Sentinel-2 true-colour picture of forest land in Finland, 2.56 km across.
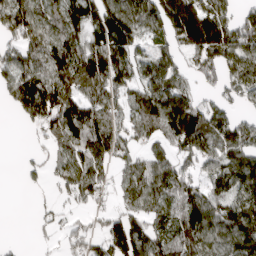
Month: April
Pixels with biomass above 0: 76%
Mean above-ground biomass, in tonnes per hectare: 98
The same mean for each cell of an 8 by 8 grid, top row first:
173 92 126 168 130 179 166 83
89 125 110 154 55 92 164 128
135 131 119 136 107 81 51 97
52 158 136 84 130 200 108 50
1 44 123 108 64 124 117 127
3 37 116 41 101 106 74 124
0 23 33 41 87 101 104 115
6 14 55 109 114 124 114 119
